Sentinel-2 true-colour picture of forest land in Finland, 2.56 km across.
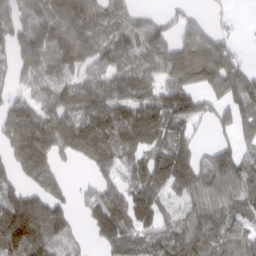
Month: March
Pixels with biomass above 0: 78%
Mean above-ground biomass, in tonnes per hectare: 94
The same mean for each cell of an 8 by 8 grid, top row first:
90 102 122 86 40 42 25 4
104 111 122 94 95 76 106 23
53 72 81 96 81 103 119 148
100 108 100 125 137 137 50 111
115 164 125 98 108 104 25 71
82 92 6 51 121 167 118 134
175 131 24 131 130 35 96 77
178 123 32 88 68 80 94 90
